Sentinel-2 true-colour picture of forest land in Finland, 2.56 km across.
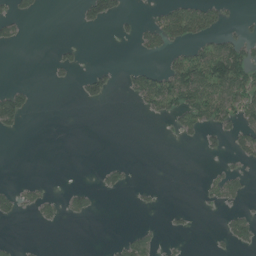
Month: July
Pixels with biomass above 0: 21%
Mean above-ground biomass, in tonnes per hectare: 20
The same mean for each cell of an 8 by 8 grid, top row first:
26 1 15 33 6 67 51 9
9 2 8 0 24 27 49 49
1 4 17 17 49 82 106 84
70 0 0 0 17 49 68 50
0 0 0 0 0 5 17 33
0 0 0 19 0 0 11 20
25 21 20 0 5 5 6 12
4 0 0 5 32 4 2 33
